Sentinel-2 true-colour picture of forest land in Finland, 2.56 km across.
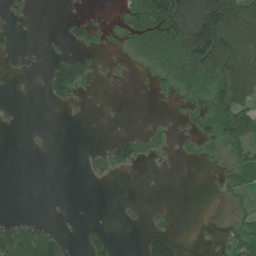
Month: July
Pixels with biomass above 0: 33%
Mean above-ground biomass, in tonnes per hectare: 35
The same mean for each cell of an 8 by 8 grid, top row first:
9 0 16 4 93 147 138 118
4 5 37 6 35 89 182 128
8 48 89 7 2 30 73 145
4 1 3 0 0 7 50 96
0 2 1 39 44 13 31 54
0 0 4 25 0 0 2 53
0 0 0 0 5 2 0 11
127 95 8 32 29 25 2 46
